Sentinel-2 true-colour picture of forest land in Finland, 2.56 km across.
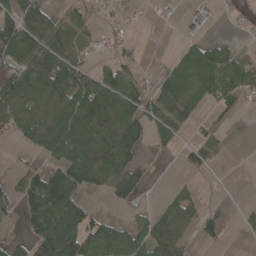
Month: April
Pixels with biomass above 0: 54%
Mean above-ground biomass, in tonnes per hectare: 53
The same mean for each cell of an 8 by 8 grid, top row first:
83 52 38 19 2 3 10 13
108 97 49 17 6 15 63 24
80 102 78 75 19 100 99 68
89 80 115 102 65 80 23 17
13 93 120 111 42 30 42 0
22 70 102 67 20 5 6 0
30 99 64 9 7 89 14 10
26 119 102 100 81 93 21 4
